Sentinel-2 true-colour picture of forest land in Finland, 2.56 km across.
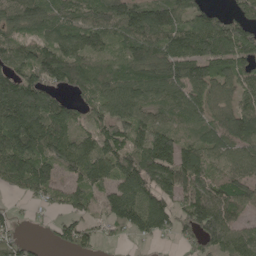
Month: May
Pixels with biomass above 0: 85%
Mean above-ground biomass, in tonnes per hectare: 108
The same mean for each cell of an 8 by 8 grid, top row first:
119 111 109 151 146 122 87 80
91 90 98 83 148 119 134 116
143 121 138 125 125 127 108 84
187 160 61 108 95 111 79 104
179 154 110 111 120 108 96 120
157 105 99 109 167 165 107 111
14 38 65 99 147 83 164 93
63 20 82 25 43 43 107 119
